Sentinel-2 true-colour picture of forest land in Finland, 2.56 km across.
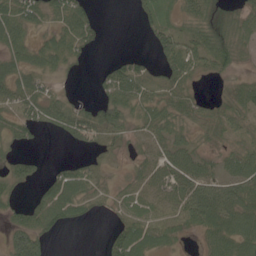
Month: June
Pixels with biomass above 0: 71%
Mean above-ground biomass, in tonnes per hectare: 40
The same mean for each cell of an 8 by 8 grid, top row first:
70 41 57 0 21 27 46 45
56 54 39 0 4 65 73 41
59 24 4 50 49 54 12 26
39 48 45 58 41 43 33 42
29 1 27 34 32 49 21 25
41 23 57 14 40 59 46 61
30 62 39 21 39 48 90 68
65 28 0 39 55 23 38 74
